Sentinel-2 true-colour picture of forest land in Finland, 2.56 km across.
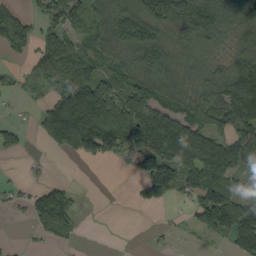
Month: September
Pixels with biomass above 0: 64%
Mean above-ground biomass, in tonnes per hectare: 83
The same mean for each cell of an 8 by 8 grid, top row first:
62 61 91 121 147 159 151 130
53 81 69 105 189 124 98 83
21 72 137 64 133 131 101 145
6 73 184 136 123 110 128 140
38 51 115 96 111 203 147 106
3 11 0 0 74 109 137 63
21 107 22 0 21 10 100 114
4 44 18 0 1 6 20 126
